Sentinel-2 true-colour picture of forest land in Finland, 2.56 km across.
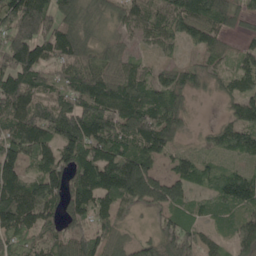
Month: May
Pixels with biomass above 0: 91%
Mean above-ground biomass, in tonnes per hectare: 110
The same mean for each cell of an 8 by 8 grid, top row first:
198 163 92 66 116 116 147 73
204 136 122 74 49 46 85 42
168 105 133 116 92 74 53 87
128 100 164 146 177 92 2 92
158 137 184 145 133 64 40 106
127 146 147 164 153 84 59 96
171 106 143 101 57 102 66 104
106 92 139 89 54 170 59 87
